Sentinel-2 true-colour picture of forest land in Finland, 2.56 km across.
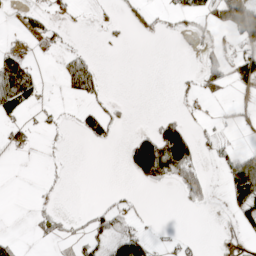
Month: April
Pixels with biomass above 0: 26%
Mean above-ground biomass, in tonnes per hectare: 26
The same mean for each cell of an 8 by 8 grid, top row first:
6 23 5 8 27 16 42 117
20 6 8 5 0 0 18 24
119 3 94 1 0 5 44 34
44 7 20 19 0 9 6 7
15 2 2 13 124 197 10 8
0 2 0 0 96 74 26 123
0 8 3 23 4 2 9 44
16 13 21 49 50 10 0 4
